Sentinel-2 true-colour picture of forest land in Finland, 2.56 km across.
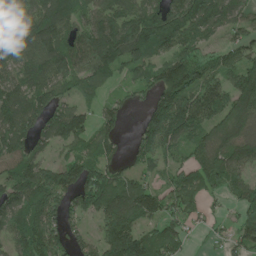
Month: June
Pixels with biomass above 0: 82%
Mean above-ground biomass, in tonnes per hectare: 108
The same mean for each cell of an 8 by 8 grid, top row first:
130 162 100 122 168 180 189 95
130 161 127 190 166 122 58 86
107 123 102 58 68 197 107 125
153 127 80 57 54 188 124 151
130 74 71 55 80 86 116 134
115 115 115 86 57 61 120 74
122 129 74 129 124 78 38 59
97 124 52 143 97 79 18 69
